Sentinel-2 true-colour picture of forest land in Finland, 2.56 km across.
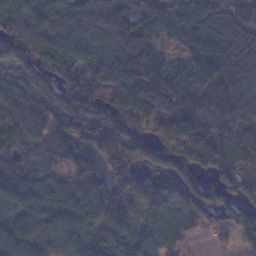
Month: January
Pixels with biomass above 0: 88%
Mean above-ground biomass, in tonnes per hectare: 121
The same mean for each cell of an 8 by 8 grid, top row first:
127 120 79 129 119 100 111 78
129 129 102 103 183 90 211 149
62 131 137 154 212 135 173 110
64 136 180 199 191 187 132 97
64 101 152 172 136 141 137 101
120 79 135 110 67 119 71 100
128 124 181 128 91 123 137 112
124 91 112 109 68 75 24 72
